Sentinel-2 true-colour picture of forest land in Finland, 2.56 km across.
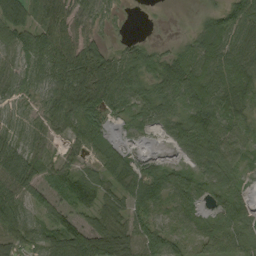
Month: September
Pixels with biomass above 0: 83%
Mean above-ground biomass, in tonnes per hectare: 50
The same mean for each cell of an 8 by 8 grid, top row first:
65 66 39 16 1 0 26 72
50 89 64 23 30 22 65 67
35 52 90 95 36 95 71 65
30 50 91 45 35 30 101 52
43 25 49 46 9 9 64 41
68 39 42 55 53 51 24 23
70 33 46 7 58 44 27 30
53 65 107 101 83 43 56 49
